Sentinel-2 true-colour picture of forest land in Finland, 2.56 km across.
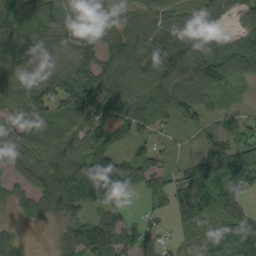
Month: September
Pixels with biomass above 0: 87%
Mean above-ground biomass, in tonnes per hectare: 73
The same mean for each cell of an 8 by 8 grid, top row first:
79 98 92 77 70 66 64 50
100 83 87 74 101 113 76 74
83 90 105 83 82 81 106 47
86 83 92 67 87 63 41 23
82 94 77 57 41 17 43 86
42 97 146 174 78 32 79 121
40 65 65 67 17 40 52 52
32 6 111 98 41 21 74 94
